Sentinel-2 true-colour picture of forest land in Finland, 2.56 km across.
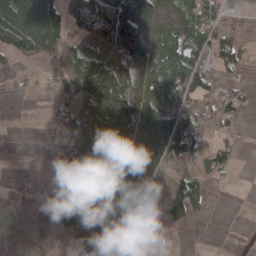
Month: April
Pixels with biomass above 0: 59%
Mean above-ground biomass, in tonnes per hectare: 53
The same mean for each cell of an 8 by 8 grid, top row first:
95 105 146 169 73 49 59 15
49 50 51 92 112 101 74 52
7 9 85 100 92 113 60 20
1 11 50 85 94 73 31 31
0 8 51 72 78 97 37 16
0 2 71 87 89 22 46 3
0 9 110 76 66 65 29 0
0 4 53 89 48 11 0 3
